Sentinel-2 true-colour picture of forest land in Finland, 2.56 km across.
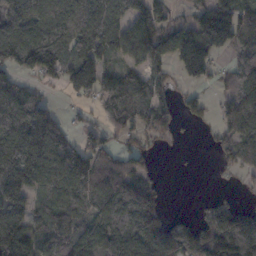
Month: November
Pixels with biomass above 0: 72%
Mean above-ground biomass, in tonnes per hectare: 93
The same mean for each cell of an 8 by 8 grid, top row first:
105 102 122 137 119 24 125 109
127 133 111 99 114 173 168 73
70 34 148 91 90 36 52 87
145 73 15 79 93 40 18 114
155 143 59 45 41 12 9 107
125 135 152 100 74 1 1 28
100 81 72 100 138 3 44 57
178 83 105 124 184 141 122 194
